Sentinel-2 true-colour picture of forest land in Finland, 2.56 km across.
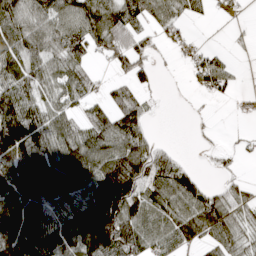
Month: April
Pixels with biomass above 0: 72%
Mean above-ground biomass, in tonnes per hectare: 75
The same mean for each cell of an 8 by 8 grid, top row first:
89 88 113 108 62 51 18 7
91 93 73 95 42 25 20 4
100 66 69 33 36 1 77 12
137 78 38 79 48 0 3 7
93 99 110 103 80 8 6 12
129 135 96 148 94 89 11 18
149 107 107 157 85 84 107 57
209 138 159 161 79 71 59 59
